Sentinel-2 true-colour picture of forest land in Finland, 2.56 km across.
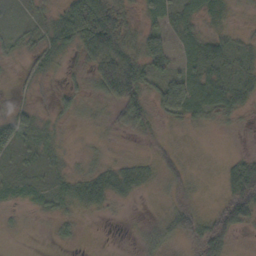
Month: October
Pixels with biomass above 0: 69%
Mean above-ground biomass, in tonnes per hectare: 24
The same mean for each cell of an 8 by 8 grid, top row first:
1 15 70 61 18 18 21 9
11 24 40 83 40 12 35 24
6 10 11 101 50 30 35 31
19 8 16 17 38 35 33 25
32 13 4 7 8 8 2 2
13 12 23 33 26 30 2 57
13 20 25 13 3 36 11 57
2 3 5 0 21 25 55 8
